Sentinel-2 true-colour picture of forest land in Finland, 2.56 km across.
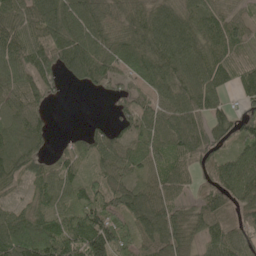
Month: May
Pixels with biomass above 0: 88%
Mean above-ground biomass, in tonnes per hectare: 80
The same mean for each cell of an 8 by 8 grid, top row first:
78 127 122 85 85 82 71 40
95 112 136 102 82 100 83 54
78 61 71 68 66 117 112 76
75 30 0 20 74 108 95 51
107 31 42 70 70 91 93 80
66 79 52 63 61 71 64 138
43 71 75 71 121 68 75 79
135 131 109 112 68 109 64 64
